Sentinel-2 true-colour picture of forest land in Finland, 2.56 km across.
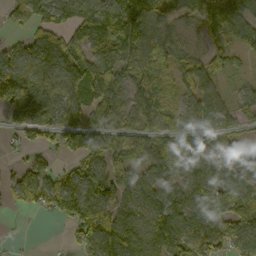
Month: October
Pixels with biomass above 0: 81%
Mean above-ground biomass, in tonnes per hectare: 80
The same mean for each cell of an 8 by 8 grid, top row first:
25 79 101 135 116 57 78 71
62 118 74 135 105 67 41 39
146 102 117 116 88 77 67 16
59 68 81 89 91 47 83 45
27 32 90 55 80 68 86 50
42 60 92 104 71 82 101 91
16 50 126 115 109 151 100 117
5 1 54 139 122 125 95 91
